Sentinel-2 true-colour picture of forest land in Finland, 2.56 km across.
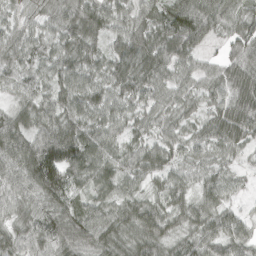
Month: April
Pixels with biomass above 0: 96%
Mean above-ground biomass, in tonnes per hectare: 72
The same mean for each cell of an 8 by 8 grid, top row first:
45 57 94 71 62 110 91 71
69 60 76 51 88 109 39 77
58 59 71 81 81 62 57 88
63 74 82 71 61 53 53 99
107 130 112 55 64 56 60 64
89 152 72 68 60 55 54 30
65 82 64 58 72 56 69 30
73 94 79 78 96 55 76 78
